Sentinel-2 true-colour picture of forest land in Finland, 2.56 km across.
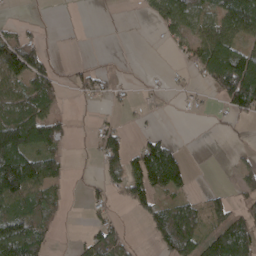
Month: April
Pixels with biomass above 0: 48%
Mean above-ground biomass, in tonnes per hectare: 51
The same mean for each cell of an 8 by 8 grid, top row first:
5 2 0 5 13 81 53 119
112 20 1 0 0 26 92 66
73 63 35 24 6 8 58 200
85 62 2 13 7 5 8 65
141 89 2 64 53 25 0 9
195 104 6 40 132 115 0 38
72 49 3 26 54 67 51 43
139 37 22 64 8 110 89 118
